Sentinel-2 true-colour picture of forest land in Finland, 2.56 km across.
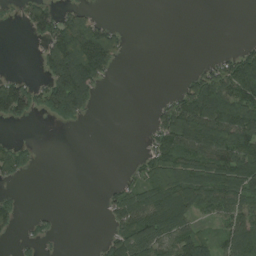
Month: August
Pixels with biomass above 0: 45%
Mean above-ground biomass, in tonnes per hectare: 56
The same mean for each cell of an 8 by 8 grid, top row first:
14 90 58 2 0 0 0 0
0 79 180 114 0 0 0 18
46 71 187 16 0 4 98 152
96 52 77 0 0 126 172 143
24 0 0 0 13 117 129 116
26 0 0 1 59 121 113 123
41 4 0 51 103 168 64 84
16 16 0 61 115 96 38 104
